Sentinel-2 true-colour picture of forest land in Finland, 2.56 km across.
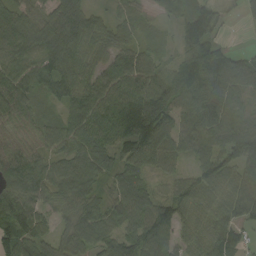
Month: September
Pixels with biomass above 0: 93%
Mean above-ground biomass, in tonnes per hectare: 75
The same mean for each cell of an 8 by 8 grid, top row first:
83 67 82 35 35 43 73 16
82 69 82 62 46 39 94 14
91 80 80 84 96 113 119 111
77 28 84 108 153 98 114 88
44 55 76 91 137 79 84 108
90 72 73 50 58 43 76 62
105 53 70 58 81 77 57 71
106 52 78 63 93 54 68 47
